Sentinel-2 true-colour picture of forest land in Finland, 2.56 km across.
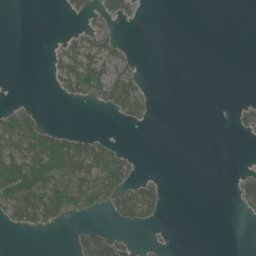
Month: June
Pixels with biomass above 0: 27%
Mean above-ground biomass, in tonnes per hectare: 21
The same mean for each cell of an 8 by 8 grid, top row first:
0 0 14 29 3 0 0 0
0 4 43 30 0 0 0 0
0 7 77 60 14 0 0 0
34 2 0 21 26 0 0 18
68 65 45 19 0 0 0 0
141 94 67 59 13 0 0 23
71 94 42 34 56 0 0 14
0 0 30 36 3 1 0 0
